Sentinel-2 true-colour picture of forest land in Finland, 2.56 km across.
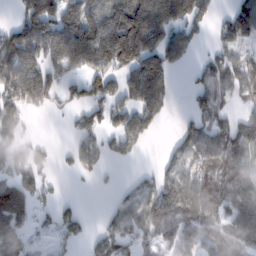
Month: February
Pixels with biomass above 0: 65%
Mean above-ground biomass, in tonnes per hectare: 85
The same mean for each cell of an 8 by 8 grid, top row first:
50 188 199 164 233 121 29 128
161 160 200 233 178 94 24 59
172 132 75 88 163 20 90 88
97 26 36 81 75 10 87 47
59 18 59 44 30 48 84 92
63 28 19 7 36 74 71 66
104 36 28 35 117 118 83 94
128 27 37 82 58 67 53 83
